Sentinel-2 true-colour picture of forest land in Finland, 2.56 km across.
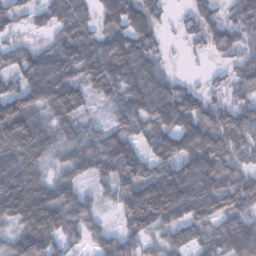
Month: January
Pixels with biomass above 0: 89%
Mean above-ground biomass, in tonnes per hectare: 102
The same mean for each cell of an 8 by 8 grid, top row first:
54 78 95 115 136 20 85 97
57 72 152 123 122 7 61 80
70 187 105 128 128 52 21 82
139 89 67 61 117 153 96 107
110 76 84 128 69 132 119 97
143 63 72 119 127 149 152 92
130 162 110 35 223 173 117 134
94 124 54 77 77 75 87 198
